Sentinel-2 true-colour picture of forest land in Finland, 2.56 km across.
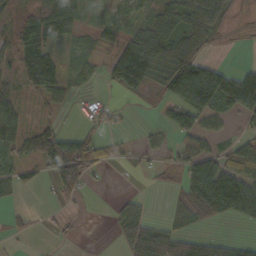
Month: October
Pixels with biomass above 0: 59%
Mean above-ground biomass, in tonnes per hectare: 42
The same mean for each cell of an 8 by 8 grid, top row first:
21 59 33 24 35 60 78 8
42 50 22 34 99 78 28 2
45 71 24 56 86 105 100 65
49 19 16 17 5 54 68 55
57 68 51 20 12 30 28 39
33 32 81 1 5 24 107 87
9 2 4 15 23 37 111 80
9 0 0 9 93 68 33 19
